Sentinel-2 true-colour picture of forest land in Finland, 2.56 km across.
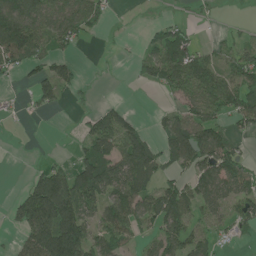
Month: June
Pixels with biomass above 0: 57%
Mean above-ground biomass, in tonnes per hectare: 56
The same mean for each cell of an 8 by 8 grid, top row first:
129 92 84 10 1 10 9 2
126 43 19 3 32 124 29 40
14 60 27 1 36 96 91 78
8 17 10 54 3 45 80 72
0 0 25 96 84 92 96 23
0 73 91 99 107 46 80 77
46 143 99 83 82 111 58 52
26 135 106 90 29 62 34 17
